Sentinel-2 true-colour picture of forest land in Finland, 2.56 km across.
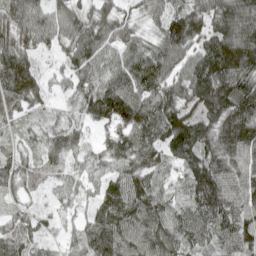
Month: May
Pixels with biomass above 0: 96%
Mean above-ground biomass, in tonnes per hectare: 93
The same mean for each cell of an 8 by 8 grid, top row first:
97 74 74 66 42 99 110 133
106 37 103 73 58 143 101 174
171 38 80 101 130 105 173 138
62 32 66 152 122 101 123 166
38 56 45 81 108 121 122 168
72 48 49 65 92 48 186 126
33 26 33 85 111 68 149 101
85 35 79 115 101 94 66 95
